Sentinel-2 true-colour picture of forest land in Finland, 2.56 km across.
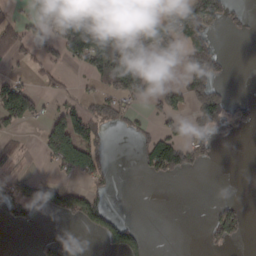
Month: March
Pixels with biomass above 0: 37%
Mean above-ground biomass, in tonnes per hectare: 59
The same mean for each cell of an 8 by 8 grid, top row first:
29 67 216 38 113 97 138 22
82 68 182 150 117 125 96 0
37 31 12 118 79 18 124 0
132 29 66 67 22 54 140 60
26 94 150 18 55 100 64 3
23 16 74 27 23 51 3 0
73 73 94 31 0 0 11 34
0 17 0 75 34 0 34 29
